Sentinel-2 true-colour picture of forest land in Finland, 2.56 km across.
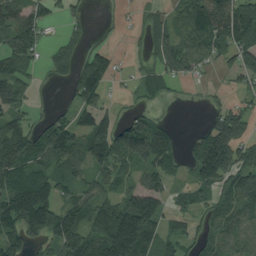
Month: August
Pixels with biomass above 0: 71%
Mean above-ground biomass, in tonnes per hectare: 82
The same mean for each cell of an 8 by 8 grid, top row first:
91 52 22 5 30 53 164 129
99 29 26 26 35 130 101 97
80 14 109 36 55 52 9 42
64 23 76 25 46 0 40 70
122 108 91 125 160 49 180 108
117 92 63 73 63 38 120 91
166 121 102 127 180 35 54 79
102 79 150 221 184 67 59 63
